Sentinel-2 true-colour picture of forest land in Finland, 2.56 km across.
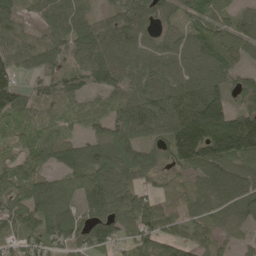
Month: May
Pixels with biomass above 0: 88%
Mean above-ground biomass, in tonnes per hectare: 81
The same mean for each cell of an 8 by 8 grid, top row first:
61 66 58 41 73 51 74 40
81 70 87 82 68 78 88 61
69 59 54 75 81 92 112 45
78 46 55 72 119 132 218 72
59 99 67 124 82 165 179 159
96 63 82 94 58 34 90 82
85 127 80 89 77 40 62 73
76 81 72 65 75 71 59 32
